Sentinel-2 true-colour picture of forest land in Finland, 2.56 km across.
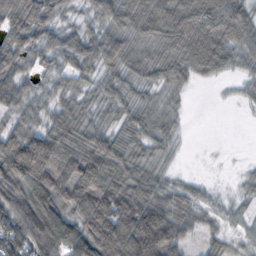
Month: October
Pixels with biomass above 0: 84%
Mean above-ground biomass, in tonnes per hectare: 60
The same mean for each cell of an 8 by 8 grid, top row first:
87 72 21 58 69 76 79 75
73 54 66 72 36 65 90 55
68 26 36 35 36 37 24 25
50 36 45 33 36 16 0 3
95 116 73 61 43 17 0 0
120 128 119 91 59 15 4 9
82 93 86 144 127 59 28 17
87 96 91 151 162 73 28 17
